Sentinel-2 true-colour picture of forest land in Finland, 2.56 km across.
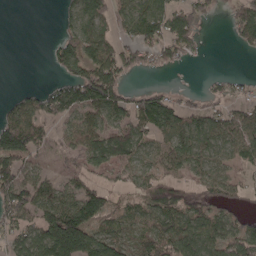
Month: April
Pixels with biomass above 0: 66%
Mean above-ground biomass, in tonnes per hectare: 71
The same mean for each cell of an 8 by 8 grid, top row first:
0 0 86 62 103 97 21 80
0 23 101 91 83 82 5 26
0 12 120 116 2 1 16 18
75 78 91 92 118 90 60 60
163 42 70 103 60 87 68 83
116 40 60 34 70 61 75 39
117 110 145 65 89 105 80 39
73 183 92 101 72 91 85 108
